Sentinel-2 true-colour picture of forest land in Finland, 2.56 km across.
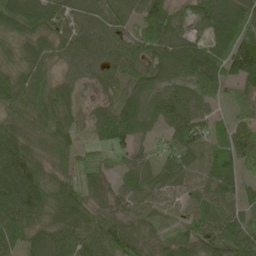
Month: May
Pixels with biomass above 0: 92%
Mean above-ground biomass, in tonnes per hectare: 66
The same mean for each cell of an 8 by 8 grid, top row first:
84 79 40 58 85 68 81 72
47 59 62 62 69 96 72 98
64 50 41 50 64 69 73 74
55 64 41 68 82 87 41 23
93 50 38 61 26 66 59 75
134 65 40 33 57 72 73 53
113 88 74 50 58 49 58 59
66 87 93 101 66 62 69 75
